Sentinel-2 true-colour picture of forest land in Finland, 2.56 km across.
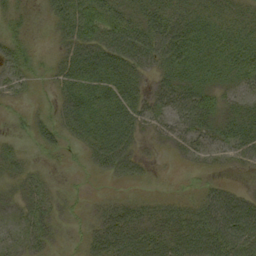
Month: September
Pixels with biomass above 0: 74%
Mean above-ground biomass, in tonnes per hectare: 29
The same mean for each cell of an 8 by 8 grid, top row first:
21 21 54 41 36 37 30 21
35 8 46 48 50 50 34 28
27 15 47 43 19 37 28 22
6 15 52 38 32 45 45 27
12 30 20 48 11 21 23 36
21 10 3 21 12 3 10 4
18 22 9 25 21 26 49 52
20 20 12 44 41 42 56 59
